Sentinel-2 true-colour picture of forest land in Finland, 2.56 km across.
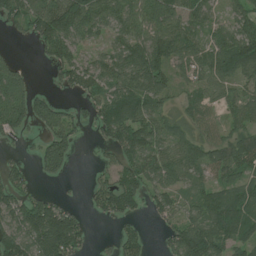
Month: July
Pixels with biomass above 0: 73%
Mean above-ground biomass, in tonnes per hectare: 63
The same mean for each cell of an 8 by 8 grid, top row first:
63 114 110 68 74 72 50 56
6 56 40 43 81 85 63 120
78 12 61 67 118 53 55 61
94 74 25 98 85 44 41 63
10 65 21 59 96 62 58 61
44 26 0 40 71 57 42 54
87 105 22 60 32 50 88 107
97 150 69 19 33 65 110 70
